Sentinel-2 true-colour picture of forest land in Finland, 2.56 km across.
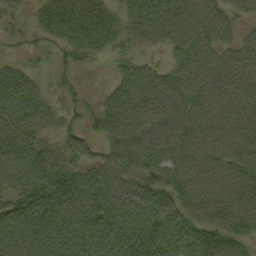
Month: September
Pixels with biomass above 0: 89%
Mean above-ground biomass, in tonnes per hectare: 63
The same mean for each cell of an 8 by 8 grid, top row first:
15 51 75 48 81 86 79 38
14 23 54 33 25 51 74 57
77 23 12 30 86 69 73 74
85 46 27 81 87 73 72 75
103 39 46 66 85 76 71 80
50 75 68 74 68 54 75 80
71 79 88 74 78 68 78 85
52 66 78 85 75 64 67 50
